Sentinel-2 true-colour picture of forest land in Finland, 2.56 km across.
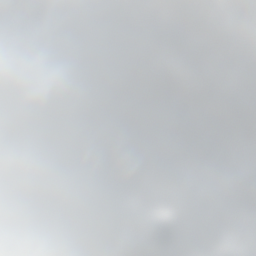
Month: October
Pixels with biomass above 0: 80%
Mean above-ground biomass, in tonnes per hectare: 104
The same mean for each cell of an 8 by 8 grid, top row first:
95 91 62 153 135 167 72 37
73 104 74 92 101 161 140 60
8 87 119 198 131 109 237 145
17 58 127 139 43 115 152 129
127 91 87 73 127 149 126 33
86 99 102 66 126 174 168 24
42 97 128 123 128 152 109 15
90 101 113 71 137 165 71 33
